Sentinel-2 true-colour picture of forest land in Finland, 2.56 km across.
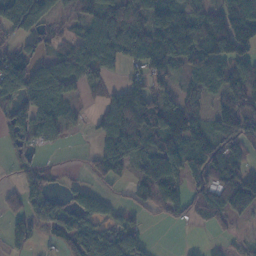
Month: November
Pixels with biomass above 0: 71%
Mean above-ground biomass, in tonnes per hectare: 76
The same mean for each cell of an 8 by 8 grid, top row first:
139 83 91 117 103 108 98 134
52 39 85 111 155 143 153 115
120 109 60 22 76 42 97 97
56 78 16 92 149 126 56 149
42 35 3 91 71 122 83 76
21 36 15 48 88 101 86 108
48 60 66 32 45 63 70 63
55 26 76 75 36 0 7 18
